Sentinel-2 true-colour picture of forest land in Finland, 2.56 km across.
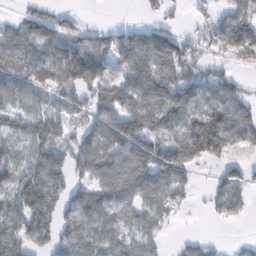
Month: February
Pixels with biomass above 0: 73%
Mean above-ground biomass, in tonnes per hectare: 80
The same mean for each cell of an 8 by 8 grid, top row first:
22 60 19 0 19 15 35 97
66 78 91 94 153 124 53 111
70 64 110 72 130 121 96 45
91 73 56 99 140 114 100 91
71 136 73 115 129 91 127 58
99 149 59 104 118 91 12 59
104 158 104 82 82 48 19 50
134 93 88 76 73 11 15 7
